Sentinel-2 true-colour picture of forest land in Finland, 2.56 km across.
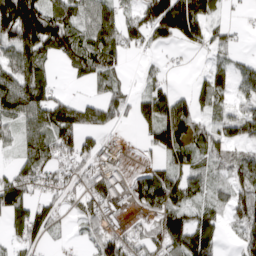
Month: April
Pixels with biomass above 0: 72%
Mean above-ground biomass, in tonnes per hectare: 87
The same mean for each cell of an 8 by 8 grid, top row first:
245 151 88 98 108 207 86 10
116 119 112 88 55 36 53 21
140 69 40 64 34 10 91 69
130 155 124 103 82 140 60 70
58 127 109 41 37 103 86 75
101 82 73 102 65 78 51 103
128 77 73 95 65 100 64 99
67 42 21 124 73 110 103 61
